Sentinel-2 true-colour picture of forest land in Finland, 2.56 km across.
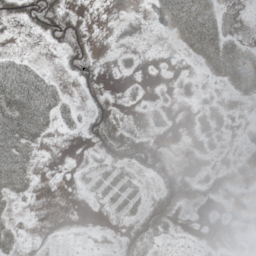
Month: May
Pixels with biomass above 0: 53%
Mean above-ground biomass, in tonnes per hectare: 23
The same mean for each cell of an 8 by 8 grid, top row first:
32 50 16 3 16 68 54 0
4 7 35 7 6 11 57 34
70 29 23 4 6 13 14 49
63 51 20 34 12 6 26 4
54 7 5 50 34 15 15 10
53 1 14 43 21 48 28 42
9 0 1 21 33 42 13 1
22 5 7 9 38 9 5 5
